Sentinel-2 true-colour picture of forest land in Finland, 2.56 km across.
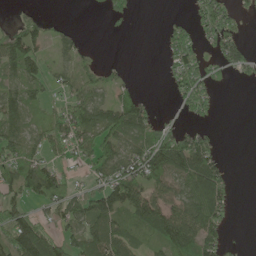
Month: June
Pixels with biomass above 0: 58%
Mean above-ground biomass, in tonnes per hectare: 50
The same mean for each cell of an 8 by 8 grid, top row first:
15 14 0 25 0 7 59 27
100 37 28 0 0 56 22 48
59 38 42 26 1 52 54 10
72 32 78 70 59 14 32 0
59 57 59 73 63 94 52 0
81 88 18 77 97 90 114 1
53 47 61 95 99 73 108 2
107 80 62 100 32 107 75 3
